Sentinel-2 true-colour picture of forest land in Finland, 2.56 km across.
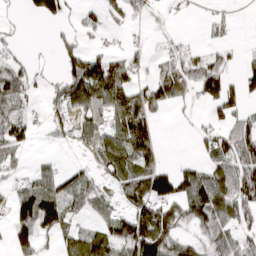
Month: March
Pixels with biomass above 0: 56%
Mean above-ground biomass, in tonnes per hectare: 58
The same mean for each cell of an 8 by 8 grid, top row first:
4 65 27 24 21 4 15 3
15 10 52 22 21 21 28 9
77 16 142 158 34 121 122 36
47 41 56 86 122 9 25 47
73 16 35 96 106 0 35 123
29 47 37 51 98 91 61 125
84 127 39 45 105 80 108 86
51 16 60 91 168 69 50 54
